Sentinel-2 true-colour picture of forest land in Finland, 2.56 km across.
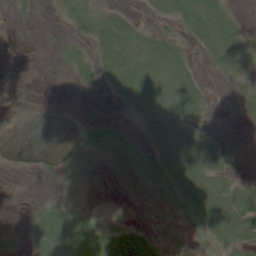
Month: June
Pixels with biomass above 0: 59%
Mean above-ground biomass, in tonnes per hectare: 29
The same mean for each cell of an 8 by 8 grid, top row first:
7 4 40 38 14 41 63 13
0 4 20 64 52 38 33 36
0 0 20 35 64 58 7 20
4 0 1 4 44 59 17 16
0 0 20 44 33 67 41 7
2 7 23 12 37 62 65 18
0 34 29 9 12 15 67 63
10 77 79 55 34 26 22 53
